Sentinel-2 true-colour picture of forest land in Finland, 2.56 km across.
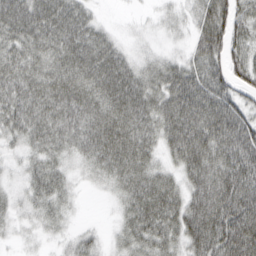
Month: March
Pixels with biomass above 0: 89%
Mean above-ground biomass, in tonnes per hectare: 51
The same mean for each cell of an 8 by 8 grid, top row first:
63 62 44 3 6 19 72 56
53 57 59 42 15 12 75 46
60 56 60 67 50 67 76 46
56 54 58 62 57 74 81 60
30 45 47 69 53 62 82 89
18 51 20 45 56 36 76 88
26 43 9 12 63 57 78 92
14 16 30 19 53 48 76 88
